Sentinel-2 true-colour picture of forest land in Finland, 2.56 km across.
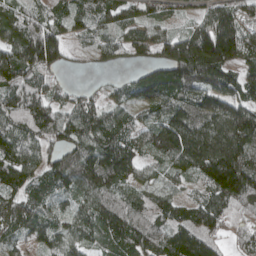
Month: April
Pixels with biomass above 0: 91%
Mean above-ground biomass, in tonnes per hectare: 107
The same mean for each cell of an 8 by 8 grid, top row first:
80 89 89 99 66 44 114 87
144 175 26 75 79 168 261 143
133 66 4 23 97 152 151 121
107 107 106 72 57 110 126 146
117 83 116 136 78 157 227 202
117 107 116 120 55 61 150 209
106 73 80 116 105 90 119 95
55 75 75 105 111 133 89 46
